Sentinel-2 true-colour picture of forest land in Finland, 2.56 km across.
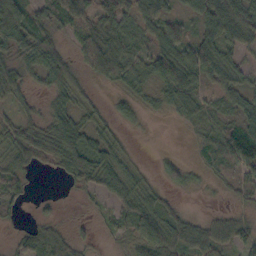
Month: October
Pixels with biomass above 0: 77%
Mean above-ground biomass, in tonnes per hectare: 37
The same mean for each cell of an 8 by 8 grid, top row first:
74 45 41 47 49 27 66 70
49 63 31 50 27 68 56 45
41 51 24 27 30 63 35 34
29 30 33 18 15 19 18 34
45 71 56 32 1 0 27 93
35 6 45 48 17 27 13 43
22 10 5 24 45 17 4 17
27 66 18 12 54 49 50 49
